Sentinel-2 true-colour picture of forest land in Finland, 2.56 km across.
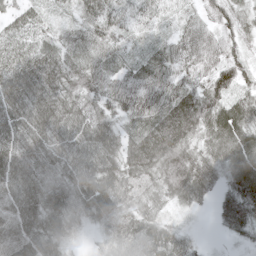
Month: May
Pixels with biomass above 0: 94%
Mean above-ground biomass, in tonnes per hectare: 57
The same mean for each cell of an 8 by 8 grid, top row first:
38 22 36 51 43 32 30 36
44 45 47 40 20 43 52 37
66 71 65 57 62 59 56 49
67 79 71 56 66 86 78 66
66 66 75 81 78 86 53 68
71 52 72 77 69 93 62 71
71 67 58 71 49 33 17 88
76 65 14 47 77 61 6 23
